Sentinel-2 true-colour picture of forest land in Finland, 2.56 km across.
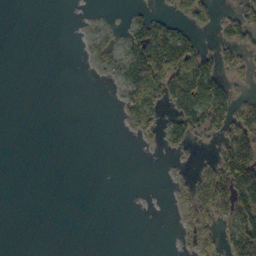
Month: October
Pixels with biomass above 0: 30%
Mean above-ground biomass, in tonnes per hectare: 32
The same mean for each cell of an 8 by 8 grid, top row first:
0 0 2 3 31 35 35 53
0 0 3 20 112 135 24 59
0 0 0 12 138 127 126 23
0 0 0 2 70 73 119 66
0 0 0 0 7 31 9 114
0 0 0 0 0 8 71 162
0 0 0 0 0 23 76 119
0 0 0 0 0 7 37 116
